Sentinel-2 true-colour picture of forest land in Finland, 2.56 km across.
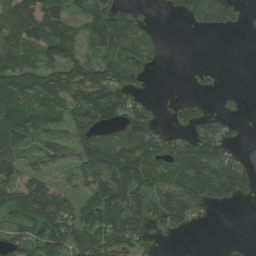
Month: July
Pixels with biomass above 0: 66%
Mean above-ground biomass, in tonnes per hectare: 69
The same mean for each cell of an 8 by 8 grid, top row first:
102 114 79 139 24 29 121 28
88 106 68 98 81 0 0 0
97 81 125 106 48 0 12 0
112 86 107 105 72 39 35 16
69 50 60 101 110 72 104 28
75 43 55 102 95 83 115 91
144 115 66 96 70 108 51 10
55 116 67 101 41 9 0 1
